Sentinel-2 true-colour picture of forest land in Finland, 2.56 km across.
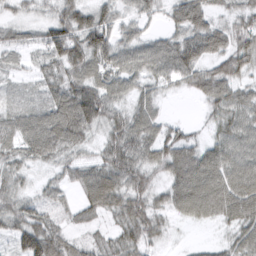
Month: March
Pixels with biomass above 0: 87%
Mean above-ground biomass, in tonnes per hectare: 56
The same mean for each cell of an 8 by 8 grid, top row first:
24 31 65 45 43 46 58 44
32 66 89 76 62 78 77 69
15 47 70 60 50 46 69 53
41 69 111 59 54 2 28 68
54 93 50 62 69 62 42 73
42 19 49 77 58 67 99 88
61 39 41 55 64 52 86 92
53 98 29 35 58 5 8 53
